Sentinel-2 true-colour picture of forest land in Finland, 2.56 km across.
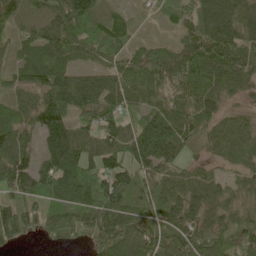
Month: May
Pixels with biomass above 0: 90%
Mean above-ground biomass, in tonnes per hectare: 71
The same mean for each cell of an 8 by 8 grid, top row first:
40 48 126 32 16 43 87 86
35 77 79 68 37 44 98 80
47 86 57 61 76 83 80 70
62 127 62 65 55 77 63 37
93 83 85 72 138 86 52 72
99 111 117 110 63 51 45 46
98 59 75 112 66 76 71 59
50 24 34 99 86 84 74 64
